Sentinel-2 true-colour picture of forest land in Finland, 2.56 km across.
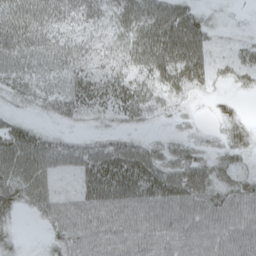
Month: April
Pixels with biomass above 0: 88%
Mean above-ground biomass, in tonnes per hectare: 41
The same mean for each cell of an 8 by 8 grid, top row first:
64 53 40 40 60 64 15 3
46 43 32 29 74 87 40 28
31 30 49 46 44 60 32 23
18 19 32 35 43 23 11 16
63 42 25 34 32 25 20 38
59 46 44 81 56 55 47 34
32 41 46 57 47 49 48 44
16 21 46 47 46 45 45 49
